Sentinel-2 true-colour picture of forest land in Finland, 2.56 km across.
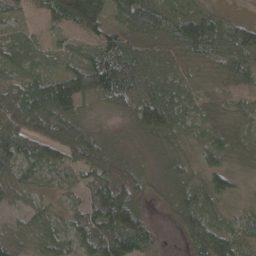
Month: April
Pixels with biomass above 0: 93%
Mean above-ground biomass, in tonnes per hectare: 65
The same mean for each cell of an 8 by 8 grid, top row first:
22 41 135 56 107 68 69 20
50 29 31 72 64 56 82 114
52 72 108 128 103 75 21 70
102 117 42 32 116 89 45 36
111 89 92 24 25 43 60 52
51 27 33 90 43 61 70 25
31 36 49 132 62 76 80 16
40 64 71 121 71 8 119 56
